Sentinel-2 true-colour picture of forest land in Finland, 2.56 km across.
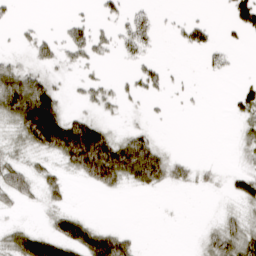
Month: March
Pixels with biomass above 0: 42%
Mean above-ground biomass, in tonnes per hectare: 29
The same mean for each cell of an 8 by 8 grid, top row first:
7 0 7 16 23 4 4 42
6 20 30 17 25 6 24 6
67 33 11 9 23 3 3 7
82 141 16 9 6 1 1 21
20 105 182 91 58 2 0 15
38 23 41 89 73 24 8 26
11 17 5 0 0 0 0 15
43 74 87 72 2 0 22 51
